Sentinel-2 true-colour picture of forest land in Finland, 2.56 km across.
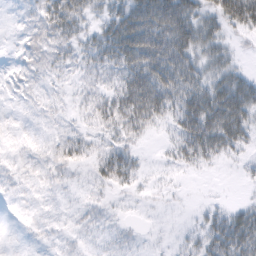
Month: February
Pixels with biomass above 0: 69%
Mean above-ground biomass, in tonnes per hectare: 24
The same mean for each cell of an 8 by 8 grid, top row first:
4 31 30 36 77 80 38 67
3 18 22 50 75 71 42 8
3 7 8 17 61 61 44 41
1 5 7 31 51 35 68 63
1 7 19 17 6 23 51 29
4 7 5 30 8 5 2 4
0 3 6 5 2 2 10 21
0 3 4 7 3 5 33 58
